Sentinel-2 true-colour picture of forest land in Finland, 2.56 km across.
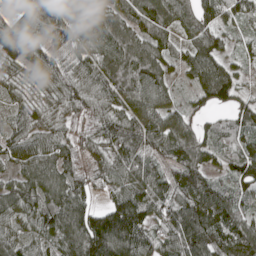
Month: May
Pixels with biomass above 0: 94%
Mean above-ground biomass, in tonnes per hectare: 96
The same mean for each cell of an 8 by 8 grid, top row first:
63 97 89 94 130 112 97 80
93 85 102 140 110 74 123 55
40 65 91 111 142 49 131 63
46 47 82 86 111 76 52 82
83 89 76 87 93 132 93 92
69 109 73 90 131 99 94 109
92 97 101 104 119 118 159 88
69 62 129 189 95 117 155 139
